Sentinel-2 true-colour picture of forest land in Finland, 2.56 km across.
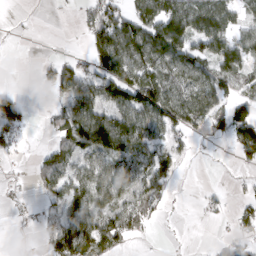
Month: March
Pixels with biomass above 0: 57%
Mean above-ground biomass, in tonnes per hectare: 55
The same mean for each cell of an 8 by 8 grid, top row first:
2 0 19 83 87 107 112 47
0 0 4 134 116 105 74 80
0 37 85 108 98 70 76 57
76 14 97 87 107 104 86 72
32 15 80 123 84 41 18 90
4 56 61 90 70 35 0 8
9 28 68 61 70 4 12 23
4 39 132 83 15 1 2 27
